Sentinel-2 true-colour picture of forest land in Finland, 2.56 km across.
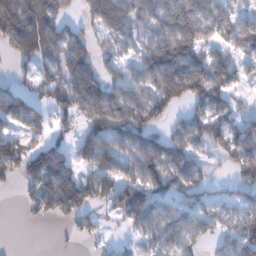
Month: January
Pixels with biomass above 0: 70%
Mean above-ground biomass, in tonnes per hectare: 89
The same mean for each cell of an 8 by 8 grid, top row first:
207 145 55 155 70 99 79 57
114 122 134 49 70 130 69 73
42 102 208 72 87 162 152 54
147 68 105 126 107 52 78 52
97 101 97 94 93 72 67 94
67 184 95 89 104 95 42 69
8 108 113 64 116 63 77 73
0 0 33 17 51 77 47 120
